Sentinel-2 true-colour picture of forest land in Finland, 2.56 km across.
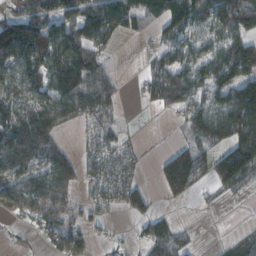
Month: November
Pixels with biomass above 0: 67%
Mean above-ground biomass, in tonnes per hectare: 66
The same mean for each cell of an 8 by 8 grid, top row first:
70 81 89 104 64 114 78 90
127 127 98 25 10 83 53 101
101 99 121 40 43 93 89 130
74 96 74 26 6 42 101 150
103 79 21 51 9 28 56 106
86 92 58 76 15 146 58 56
67 103 42 31 49 10 8 1
15 42 73 18 45 52 2 32
